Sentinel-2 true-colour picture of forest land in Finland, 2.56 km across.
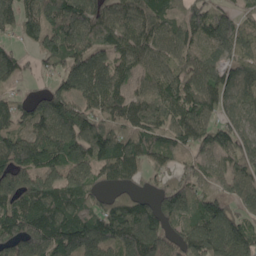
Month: May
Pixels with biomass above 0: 89%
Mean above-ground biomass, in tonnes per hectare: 125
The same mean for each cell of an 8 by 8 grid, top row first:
108 136 175 153 160 78 127 80
55 122 154 125 140 110 96 90
64 38 144 134 91 121 137 107
98 154 126 131 139 123 112 90
125 154 138 160 112 93 119 112
182 116 120 85 65 79 77 121
151 190 147 115 122 164 117 98
178 191 156 130 191 112 183 161
